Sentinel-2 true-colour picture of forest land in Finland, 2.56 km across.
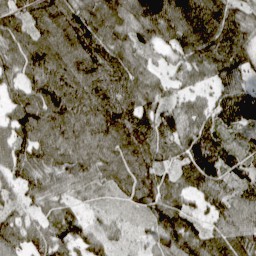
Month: April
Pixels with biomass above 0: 95%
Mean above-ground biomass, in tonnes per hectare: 87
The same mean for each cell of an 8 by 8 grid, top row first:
83 112 112 98 120 118 116 83
103 126 122 101 62 58 101 95
68 113 109 104 70 37 47 70
77 111 108 108 85 68 77 112
99 104 93 88 112 89 128 67
82 78 66 66 98 68 113 80
62 53 28 30 55 93 56 98
98 117 70 60 44 97 86 104
